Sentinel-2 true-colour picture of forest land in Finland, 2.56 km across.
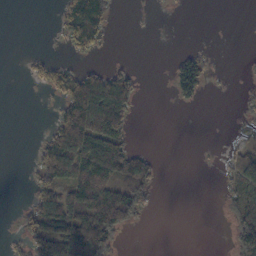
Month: October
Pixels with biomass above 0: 36%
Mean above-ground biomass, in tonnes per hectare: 45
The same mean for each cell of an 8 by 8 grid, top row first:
0 1 172 43 2 3 0 0
0 2 67 8 0 5 11 0
0 51 103 109 10 74 33 5
0 5 157 179 2 3 0 22
0 66 145 115 2 0 2 42
0 86 111 101 73 0 0 103
7 112 111 127 43 0 0 81
21 136 174 69 0 0 0 96
